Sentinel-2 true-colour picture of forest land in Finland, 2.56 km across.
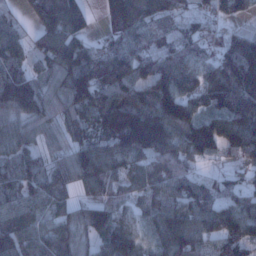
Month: January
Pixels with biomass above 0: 91%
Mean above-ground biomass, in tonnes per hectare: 104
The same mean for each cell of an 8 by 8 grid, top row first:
33 132 100 93 108 73 71 46
72 122 104 78 91 101 93 162
120 70 157 131 96 133 105 200
110 94 116 187 148 179 106 183
83 59 100 133 183 123 149 142
88 91 107 98 60 102 33 43
80 64 69 77 57 109 110 89
109 94 73 117 51 133 96 114
